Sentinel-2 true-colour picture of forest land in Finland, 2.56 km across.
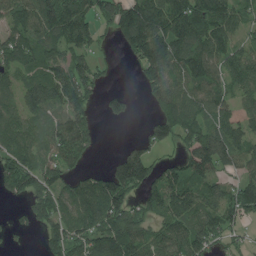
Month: July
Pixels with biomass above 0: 77%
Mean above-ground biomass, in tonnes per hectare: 110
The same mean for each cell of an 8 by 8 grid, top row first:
116 147 122 121 160 179 167 98
151 109 97 31 192 172 142 95
79 139 129 20 96 119 125 119
87 101 105 56 10 149 107 105
106 101 131 1 66 77 169 110
163 132 65 141 152 108 104 76
21 126 127 186 90 155 119 140
15 70 116 164 110 123 112 44
